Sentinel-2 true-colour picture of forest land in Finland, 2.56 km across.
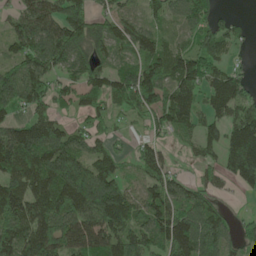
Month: May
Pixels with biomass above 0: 82%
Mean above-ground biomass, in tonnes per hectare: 101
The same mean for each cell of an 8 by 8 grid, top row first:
63 134 131 68 54 57 74 9
76 155 112 87 85 68 113 22
140 88 82 100 158 121 101 83
70 77 51 57 81 134 77 103
177 169 91 54 60 26 71 164
130 147 177 107 77 44 46 117
138 155 176 183 94 103 99 6
137 165 137 119 101 164 146 67
